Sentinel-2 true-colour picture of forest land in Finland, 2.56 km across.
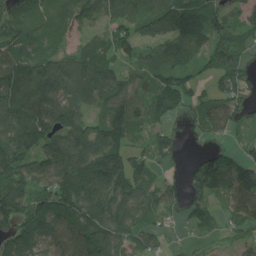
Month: July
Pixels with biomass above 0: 85%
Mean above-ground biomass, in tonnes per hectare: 103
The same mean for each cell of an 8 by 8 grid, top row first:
137 100 114 98 120 166 150 87
110 93 79 116 81 115 92 86
134 121 134 103 86 107 49 108
125 118 94 112 91 70 77 68
154 93 131 151 42 43 29 32
126 119 160 162 95 20 187 164
146 131 135 151 95 49 72 106
140 117 115 113 78 12 29 58
